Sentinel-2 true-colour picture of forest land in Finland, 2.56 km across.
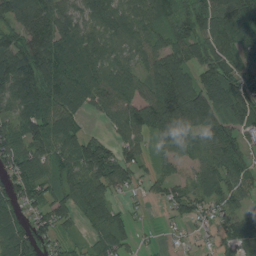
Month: August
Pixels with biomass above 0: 84%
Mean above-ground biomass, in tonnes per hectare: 83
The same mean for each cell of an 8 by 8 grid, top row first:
93 90 66 84 82 91 106 89
102 102 120 61 74 89 89 81
135 104 108 97 83 157 87 93
83 103 64 69 117 211 121 102
94 114 100 63 42 91 84 77
100 79 103 119 34 41 71 81
83 92 72 65 12 54 51 56
139 61 24 76 9 9 15 76
